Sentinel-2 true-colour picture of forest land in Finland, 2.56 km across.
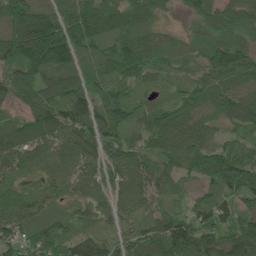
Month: June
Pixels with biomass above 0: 93%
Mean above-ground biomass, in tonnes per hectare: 81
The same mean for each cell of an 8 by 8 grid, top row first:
143 101 109 95 84 16 84 84
132 182 90 72 82 47 81 93
69 83 82 75 48 38 68 92
41 94 113 92 65 77 67 98
107 96 95 75 56 84 85 58
68 62 82 56 77 69 84 133
85 48 43 49 51 43 73 82
78 101 81 51 92 133 80 108
